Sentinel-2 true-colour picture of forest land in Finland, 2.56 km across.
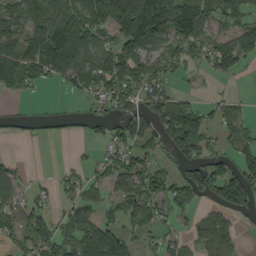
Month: September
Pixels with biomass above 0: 61%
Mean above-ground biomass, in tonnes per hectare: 70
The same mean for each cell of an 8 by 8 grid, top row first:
101 96 109 117 218 153 80 76
104 168 129 81 109 76 66 95
101 56 85 123 96 29 15 11
19 20 22 40 70 117 47 35
8 10 7 53 65 114 51 52
50 6 37 70 105 54 122 100
69 36 66 38 95 55 37 78
38 79 86 118 23 35 59 23
